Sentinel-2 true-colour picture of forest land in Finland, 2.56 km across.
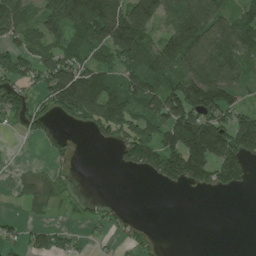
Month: June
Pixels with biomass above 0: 61%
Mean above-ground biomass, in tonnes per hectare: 96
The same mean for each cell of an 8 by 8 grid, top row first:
148 166 246 175 193 96 112 96
90 113 130 162 146 136 127 126
90 137 205 101 148 137 179 86
87 69 152 166 135 173 159 104
3 39 7 52 181 166 262 190
26 57 3 1 38 152 128 83
8 56 20 25 0 0 0 0
48 82 39 28 39 0 0 0
